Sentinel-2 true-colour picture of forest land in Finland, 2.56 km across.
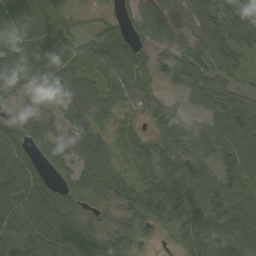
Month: September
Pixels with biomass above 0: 90%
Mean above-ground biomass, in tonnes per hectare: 58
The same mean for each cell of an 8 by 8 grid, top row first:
74 54 11 22 45 67 93 87
63 75 39 66 62 30 89 72
68 67 54 46 35 27 59 34
18 41 58 40 32 32 28 67
79 43 50 38 39 46 33 62
115 46 44 53 48 62 43 78
92 121 43 29 66 62 50 70
92 117 138 68 38 26 62 72
